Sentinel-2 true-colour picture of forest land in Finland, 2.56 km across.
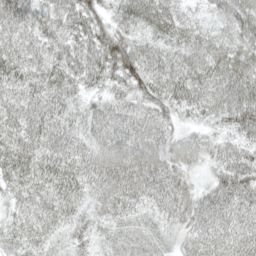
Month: May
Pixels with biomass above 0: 99%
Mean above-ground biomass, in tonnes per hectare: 55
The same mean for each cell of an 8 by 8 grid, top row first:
68 51 68 39 62 52 31 64
56 60 56 104 49 51 54 66
61 68 63 61 79 63 55 73
55 64 51 55 60 49 49 77
61 56 51 51 64 50 41 54
70 65 58 57 66 58 31 76
32 47 46 47 43 61 56 50
42 42 37 41 42 32 45 55
